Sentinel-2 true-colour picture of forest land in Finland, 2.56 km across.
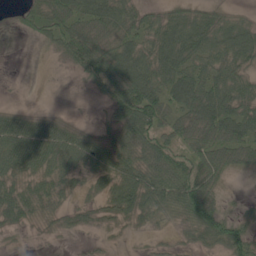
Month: May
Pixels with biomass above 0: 73%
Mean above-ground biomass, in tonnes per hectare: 40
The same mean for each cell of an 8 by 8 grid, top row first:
12 63 70 78 35 40 38 15
0 14 72 61 50 66 48 63
0 0 13 55 69 63 50 48
24 9 1 35 81 48 84 61
63 62 48 49 67 41 78 71
35 37 19 43 59 70 53 13
48 27 17 35 44 47 75 7
2 3 2 4 3 7 36 45
